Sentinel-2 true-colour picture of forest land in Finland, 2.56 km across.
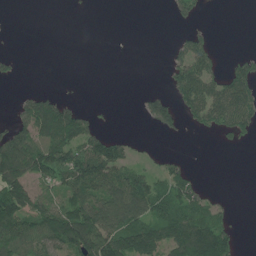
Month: June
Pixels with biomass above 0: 45%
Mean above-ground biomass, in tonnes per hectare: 59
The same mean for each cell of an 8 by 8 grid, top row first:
0 0 1 0 0 31 5 0
1 0 0 0 0 31 63 3
16 0 0 0 0 75 111 103
39 143 67 2 32 69 110 129
139 117 126 79 10 0 0 19
121 96 127 101 58 69 2 0
135 91 119 113 100 100 67 0
110 102 159 128 124 123 164 33
